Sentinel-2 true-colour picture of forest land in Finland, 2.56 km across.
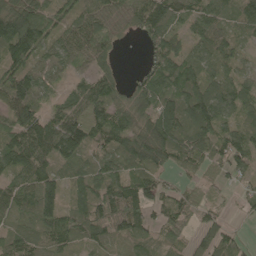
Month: May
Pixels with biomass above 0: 88%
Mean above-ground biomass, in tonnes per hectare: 71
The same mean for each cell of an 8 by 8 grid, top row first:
126 70 70 58 91 73 82 64
117 67 79 41 27 61 77 40
107 50 41 53 63 95 70 68
93 51 99 75 62 93 120 68
98 110 101 65 103 88 92 88
66 87 65 83 69 35 46 38
55 80 57 125 77 64 44 20
65 62 50 57 43 57 67 37
